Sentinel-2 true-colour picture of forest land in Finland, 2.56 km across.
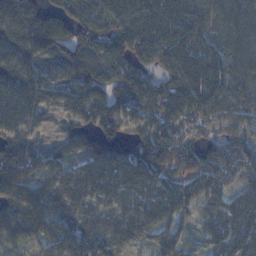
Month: November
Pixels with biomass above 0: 91%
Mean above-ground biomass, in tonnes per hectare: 73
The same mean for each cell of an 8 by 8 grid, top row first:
97 84 73 76 90 94 66 70
80 70 74 77 89 78 81 61
77 59 79 83 68 77 97 70
82 37 73 88 72 77 68 60
74 22 57 73 75 66 51 60
100 68 82 98 90 61 62 45
121 108 79 63 74 71 54 80
66 65 89 79 41 52 54 90
